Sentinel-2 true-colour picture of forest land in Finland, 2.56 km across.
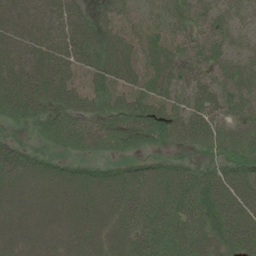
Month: July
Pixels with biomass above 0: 83%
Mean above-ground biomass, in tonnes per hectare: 36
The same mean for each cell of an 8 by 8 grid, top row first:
22 22 17 21 20 37 38 29
18 24 42 29 22 22 47 22
31 36 26 33 22 26 26 39
35 33 39 26 45 31 41 39
30 17 36 35 27 24 31 38
47 39 34 38 64 50 38 44
33 32 39 41 80 59 55 57
31 30 38 34 63 50 44 51
